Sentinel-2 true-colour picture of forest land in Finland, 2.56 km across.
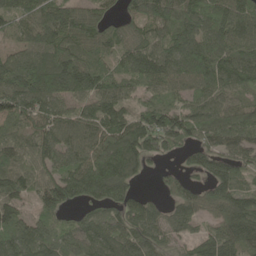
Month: May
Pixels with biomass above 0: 90%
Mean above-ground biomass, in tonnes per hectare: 109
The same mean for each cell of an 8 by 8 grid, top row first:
95 125 91 44 102 128 106 122
55 120 106 87 103 128 135 131
117 155 151 92 107 110 126 115
127 123 79 112 87 115 129 119
79 108 101 145 178 116 109 134
102 103 151 181 42 59 91 79
73 92 62 94 108 98 107 153
112 95 103 133 138 69 95 153
